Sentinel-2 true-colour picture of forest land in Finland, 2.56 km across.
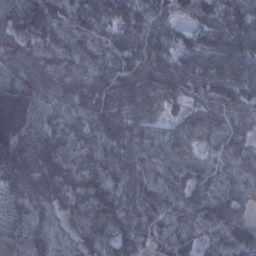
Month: January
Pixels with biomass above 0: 97%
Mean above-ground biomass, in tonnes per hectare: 98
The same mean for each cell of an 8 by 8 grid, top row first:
97 113 111 93 91 49 77 121
58 86 99 89 112 57 90 104
100 107 107 114 145 120 91 95
255 73 99 125 101 44 93 81
187 132 95 103 102 70 41 82
149 147 115 92 110 86 69 75
75 99 90 109 113 86 103 67
91 93 69 93 78 88 56 100
